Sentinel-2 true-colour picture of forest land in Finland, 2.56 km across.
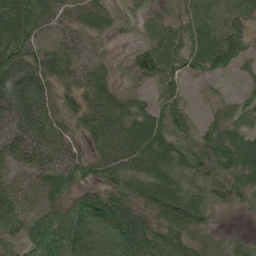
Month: June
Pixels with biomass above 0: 89%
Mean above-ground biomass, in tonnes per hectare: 53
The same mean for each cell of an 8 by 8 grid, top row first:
78 55 35 25 14 26 25 32
87 46 46 9 37 56 69 51
106 58 44 27 36 55 31 13
99 51 54 80 43 56 23 38
70 58 32 87 77 47 63 78
39 58 49 63 65 46 42 64
55 43 73 73 49 80 42 20
35 94 97 98 85 64 30 15
